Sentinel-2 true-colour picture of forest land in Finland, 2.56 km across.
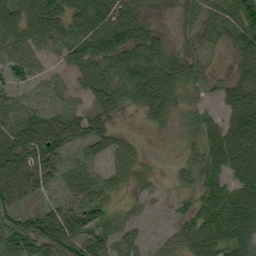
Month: September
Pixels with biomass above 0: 79%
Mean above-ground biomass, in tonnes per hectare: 46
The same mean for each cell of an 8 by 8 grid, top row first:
49 70 53 82 39 18 50 80
55 31 65 97 76 27 28 50
34 20 16 51 81 58 26 35
33 41 36 34 29 28 25 65
63 66 32 36 8 7 61 75
60 35 44 29 16 12 52 61
43 34 81 26 5 10 60 92
70 89 73 34 19 29 52 82
